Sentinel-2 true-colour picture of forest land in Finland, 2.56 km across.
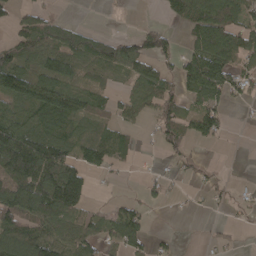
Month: April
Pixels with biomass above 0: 59%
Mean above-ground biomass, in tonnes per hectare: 59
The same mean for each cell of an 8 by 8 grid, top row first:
41 46 3 2 2 47 116 77
85 98 84 76 84 33 112 80
113 82 49 30 74 47 137 54
63 99 65 45 39 61 76 6
145 111 78 90 5 43 24 0
115 129 94 14 12 16 25 3
118 118 81 25 34 4 10 14
113 101 85 49 46 11 8 7
